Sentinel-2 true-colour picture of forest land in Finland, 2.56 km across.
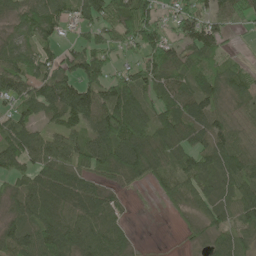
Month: May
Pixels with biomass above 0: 83%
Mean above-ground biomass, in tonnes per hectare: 69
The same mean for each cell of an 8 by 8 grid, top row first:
60 79 51 81 85 60 61 45
60 59 63 56 81 51 70 9
77 85 119 76 77 70 61 69
64 76 112 99 54 84 97 48
96 68 68 114 92 76 78 73
56 93 74 63 65 71 69 97
54 74 80 55 2 36 59 75
85 97 98 78 3 4 54 54
